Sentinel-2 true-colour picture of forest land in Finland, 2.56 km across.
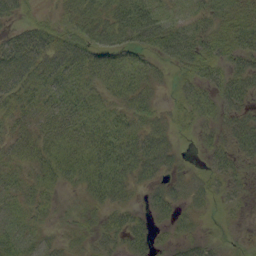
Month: September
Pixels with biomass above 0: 83%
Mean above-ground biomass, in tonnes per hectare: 31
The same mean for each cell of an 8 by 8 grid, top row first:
25 10 44 52 58 19 30 38
44 42 43 41 30 52 37 36
46 34 34 39 33 15 28 39
28 30 35 28 34 19 26 35
27 37 42 50 51 20 20 40
22 31 39 61 39 24 26 22
20 18 14 34 21 31 17 10
31 19 17 30 32 18 13 4
